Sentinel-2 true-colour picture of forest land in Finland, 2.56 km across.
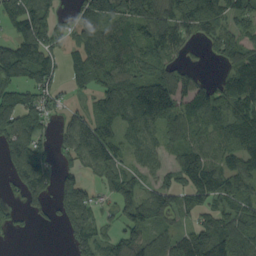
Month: September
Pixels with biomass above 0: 75%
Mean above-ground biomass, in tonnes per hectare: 94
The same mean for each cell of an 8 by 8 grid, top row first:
113 93 87 122 128 124 167 78
94 108 92 133 102 84 50 97
106 87 65 109 111 122 43 131
159 76 46 110 145 97 106 105
109 42 124 101 90 68 82 108
74 73 66 79 55 69 157 92
39 49 125 54 125 95 87 98
10 0 88 71 83 92 157 147
